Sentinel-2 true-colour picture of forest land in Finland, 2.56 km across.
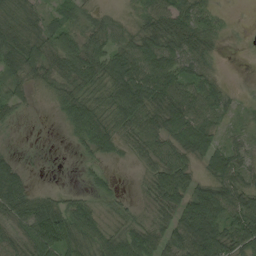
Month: August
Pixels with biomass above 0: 88%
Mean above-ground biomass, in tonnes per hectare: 47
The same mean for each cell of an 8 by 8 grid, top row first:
58 31 33 23 40 58 37 1
62 53 63 51 63 59 27 3
34 37 58 57 83 71 34 8
23 6 68 51 75 80 60 22
4 3 29 36 56 60 59 28
54 4 9 18 22 86 43 51
55 62 60 23 16 78 116 74
40 112 58 55 62 55 105 71
